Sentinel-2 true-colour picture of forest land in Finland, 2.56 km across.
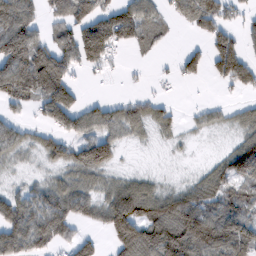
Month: February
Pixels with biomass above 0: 66%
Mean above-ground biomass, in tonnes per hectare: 66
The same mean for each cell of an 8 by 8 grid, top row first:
129 36 90 75 71 41 83 32
138 72 113 72 31 6 48 58
124 142 16 4 6 31 39 77
27 91 80 50 56 21 27 32
58 55 69 67 13 15 4 60
22 35 67 38 33 11 59 100
83 87 63 108 82 107 88 97
92 83 53 62 136 151 161 128
